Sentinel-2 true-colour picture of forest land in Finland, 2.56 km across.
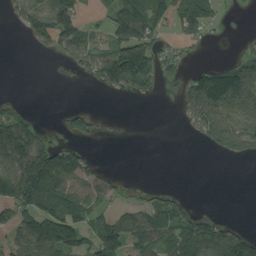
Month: August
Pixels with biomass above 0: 48%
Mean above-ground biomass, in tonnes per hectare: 69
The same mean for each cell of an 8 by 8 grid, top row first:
55 136 75 93 156 147 104 3
0 42 90 102 139 41 6 16
0 0 14 112 107 31 132 136
47 0 58 2 0 21 149 93
145 80 38 0 0 0 62 104
170 183 89 29 0 0 0 0
122 144 110 45 65 73 5 0
79 138 88 134 99 93 124 100
